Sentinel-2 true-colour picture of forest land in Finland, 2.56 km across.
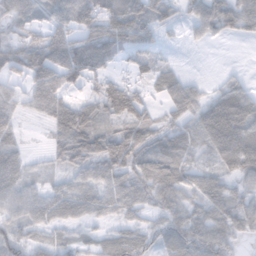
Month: November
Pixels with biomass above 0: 80%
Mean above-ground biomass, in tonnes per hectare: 60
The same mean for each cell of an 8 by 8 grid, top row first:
59 61 92 97 72 31 70 83
74 109 108 110 60 6 10 0
54 91 79 67 31 42 11 23
50 75 91 78 64 63 81 118
43 23 76 79 67 53 66 102
65 19 42 75 69 66 47 53
60 64 58 51 42 58 68 65
54 22 25 44 40 55 78 31
